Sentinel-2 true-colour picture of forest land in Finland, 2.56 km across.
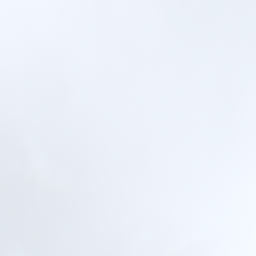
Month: July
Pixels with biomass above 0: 59%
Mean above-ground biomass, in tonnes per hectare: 53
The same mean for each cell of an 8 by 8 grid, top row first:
95 105 146 169 73 49 59 15
49 50 51 92 112 101 74 52
7 9 85 100 92 113 60 20
1 11 50 85 94 73 31 31
0 8 51 72 78 97 37 16
0 2 71 87 89 22 46 3
0 9 110 76 66 65 29 0
0 4 53 89 48 11 0 3
